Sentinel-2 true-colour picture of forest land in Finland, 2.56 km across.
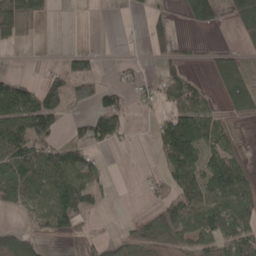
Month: April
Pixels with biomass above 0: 54%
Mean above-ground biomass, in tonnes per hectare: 56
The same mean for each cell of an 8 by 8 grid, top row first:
90 22 0 0 19 22 93 114
14 1 17 0 23 43 11 32
51 50 91 10 31 66 24 74
111 130 26 96 16 86 55 42
125 86 60 42 4 176 72 32
124 103 87 9 13 93 106 88
32 83 94 4 11 84 101 88
65 24 48 28 44 51 67 88
